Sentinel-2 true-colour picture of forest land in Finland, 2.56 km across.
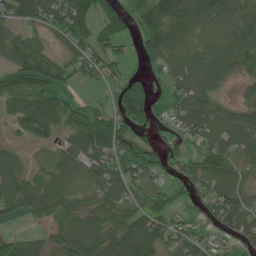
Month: June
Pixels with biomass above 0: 79%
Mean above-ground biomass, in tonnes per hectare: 74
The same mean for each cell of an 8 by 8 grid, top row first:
81 95 98 69 83 111 107 104
92 50 72 63 52 89 83 96
78 93 32 40 48 70 92 34
64 88 68 67 85 56 107 78
23 32 100 111 43 42 83 106
73 61 51 90 77 49 89 77
58 78 63 74 66 40 63 99
66 62 107 86 118 70 53 57
